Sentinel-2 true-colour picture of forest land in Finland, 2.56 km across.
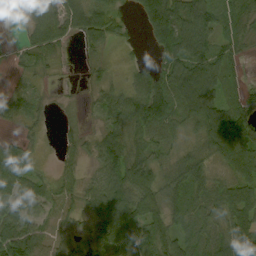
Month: September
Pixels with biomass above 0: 82%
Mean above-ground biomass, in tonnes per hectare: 58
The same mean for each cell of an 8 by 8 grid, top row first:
7 50 73 46 67 89 86 79
15 66 19 19 11 88 79 50
15 11 5 25 67 98 67 29
53 11 9 67 104 63 78 45
34 7 35 82 55 44 70 87
83 25 36 88 97 81 63 67
71 37 32 112 73 61 57 81
117 44 28 101 85 73 68 99
